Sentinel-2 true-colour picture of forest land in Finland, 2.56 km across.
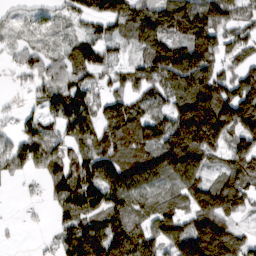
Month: March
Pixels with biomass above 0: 82%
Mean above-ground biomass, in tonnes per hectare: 107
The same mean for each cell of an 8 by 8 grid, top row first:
26 41 68 125 115 153 138 77
38 41 77 44 81 131 139 77
20 81 84 54 93 167 140 88
27 73 148 101 99 148 246 178
102 125 127 132 159 209 183 119
36 92 132 181 128 157 82 130
3 33 139 142 87 83 181 79
0 12 178 176 141 136 198 72
